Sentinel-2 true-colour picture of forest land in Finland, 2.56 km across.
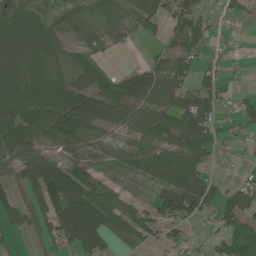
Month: June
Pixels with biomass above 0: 67%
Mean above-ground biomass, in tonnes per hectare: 55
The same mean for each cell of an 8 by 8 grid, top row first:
48 27 37 23 77 52 25 22
53 76 43 31 8 43 31 6
65 83 61 61 101 74 38 6
105 106 138 78 93 72 51 36
103 62 60 65 81 66 68 12
53 124 79 8 34 69 48 12
56 82 125 55 33 70 43 57
13 36 92 32 34 20 19 72
